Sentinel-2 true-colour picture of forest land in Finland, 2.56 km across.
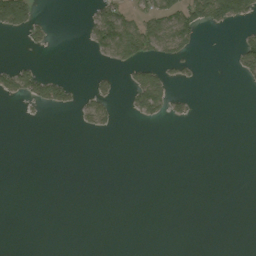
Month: August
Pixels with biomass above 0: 15%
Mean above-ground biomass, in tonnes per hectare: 18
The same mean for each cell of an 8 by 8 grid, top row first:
147 4 5 75 56 82 101 62
1 13 3 82 74 53 0 44
62 54 2 18 71 17 0 13
1 14 22 24 48 20 0 0
0 0 0 0 0 0 0 0
0 0 0 0 0 0 0 0
0 0 0 0 0 0 0 0
0 0 0 0 0 0 0 0
